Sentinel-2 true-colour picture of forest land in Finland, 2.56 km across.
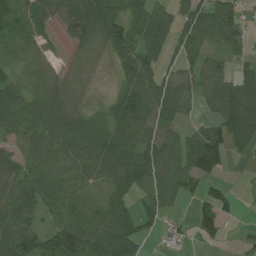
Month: July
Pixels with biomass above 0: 77%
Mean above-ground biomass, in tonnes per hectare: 67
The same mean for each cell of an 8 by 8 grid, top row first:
44 63 109 82 71 61 104 48
25 23 35 77 86 53 50 32
34 48 22 20 97 71 71 67
77 81 42 69 112 74 30 97
53 70 97 110 92 72 116 31
73 81 72 98 90 81 60 1
118 67 82 83 52 24 70 16
143 78 127 108 50 33 27 13
